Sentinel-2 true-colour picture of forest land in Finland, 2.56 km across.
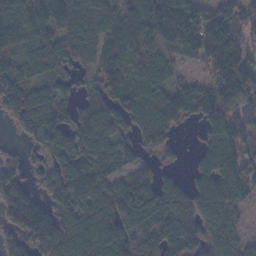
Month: November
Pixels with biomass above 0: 85%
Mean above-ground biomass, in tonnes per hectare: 99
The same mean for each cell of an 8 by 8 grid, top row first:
142 148 129 116 168 173 89 81
94 110 111 95 93 88 123 83
105 88 31 81 96 53 78 138
81 117 63 95 129 105 101 79
14 96 97 101 74 43 57 96
64 62 150 98 64 42 95 118
112 77 109 117 150 133 100 54
60 131 165 141 127 136 91 52
